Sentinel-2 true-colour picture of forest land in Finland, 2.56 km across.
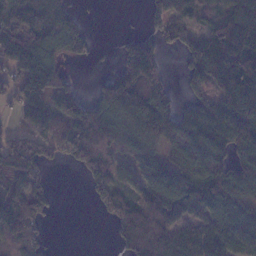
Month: January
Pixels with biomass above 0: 72%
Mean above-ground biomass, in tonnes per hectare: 87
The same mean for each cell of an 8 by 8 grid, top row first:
90 69 22 0 29 85 54 128
122 105 54 7 104 42 152 152
75 126 9 84 117 12 109 186
42 101 84 104 136 69 121 169
90 77 116 75 88 84 136 127
154 30 34 78 93 127 116 121
165 56 0 77 95 113 88 72
83 24 0 22 135 122 117 94
